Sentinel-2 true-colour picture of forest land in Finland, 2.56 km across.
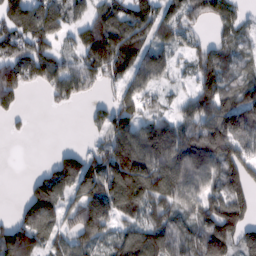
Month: February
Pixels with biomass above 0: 76%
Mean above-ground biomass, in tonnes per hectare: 105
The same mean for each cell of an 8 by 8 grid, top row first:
150 156 58 159 139 105 94 71
111 86 92 207 123 75 80 57
164 111 128 88 90 38 122 74
47 9 9 125 95 51 139 154
1 0 17 134 148 144 148 127
0 95 161 173 181 153 123 128
28 138 136 143 118 106 124 115
162 85 99 84 134 89 143 101
